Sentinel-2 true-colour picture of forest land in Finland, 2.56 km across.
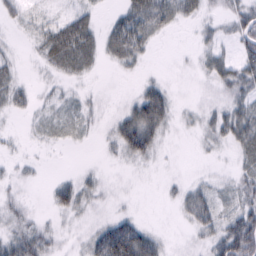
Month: February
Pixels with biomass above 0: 63%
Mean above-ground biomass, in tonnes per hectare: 20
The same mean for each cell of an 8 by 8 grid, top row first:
17 14 23 11 47 27 12 31
5 38 53 30 26 1 16 25
17 6 10 1 11 3 16 37
13 8 12 9 62 14 14 33
4 5 3 15 52 2 9 31
9 3 14 3 2 3 6 20
16 10 24 7 1 12 40 31
36 25 10 89 57 3 23 87
